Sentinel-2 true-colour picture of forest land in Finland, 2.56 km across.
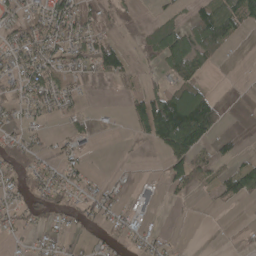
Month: April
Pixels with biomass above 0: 44%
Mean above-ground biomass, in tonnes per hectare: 29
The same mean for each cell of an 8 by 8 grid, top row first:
28 54 41 10 2 19 60 60
39 42 36 47 17 87 58 2
26 58 20 21 16 38 14 0
24 28 17 2 51 136 99 0
40 15 14 0 8 110 45 15
31 32 21 5 2 55 40 63
24 31 30 25 11 2 5 5
9 18 8 18 22 4 0 3
